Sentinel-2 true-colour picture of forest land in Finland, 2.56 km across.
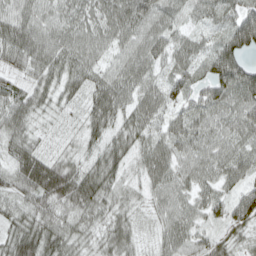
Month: April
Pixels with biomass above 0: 96%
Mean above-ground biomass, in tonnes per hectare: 52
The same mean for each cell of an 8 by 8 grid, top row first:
61 55 57 69 76 48 41 65
69 66 60 48 67 54 37 89
31 48 47 57 56 51 60 78
56 29 28 61 58 37 58 65
47 18 27 43 46 53 61 54
52 99 63 50 40 56 48 46
40 53 61 43 25 56 45 59
63 66 41 55 21 54 37 29
